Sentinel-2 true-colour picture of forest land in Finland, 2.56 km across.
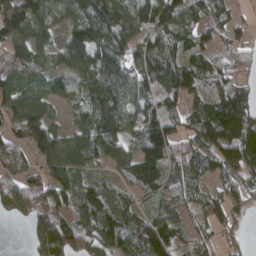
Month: March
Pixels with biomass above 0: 84%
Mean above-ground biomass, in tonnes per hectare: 87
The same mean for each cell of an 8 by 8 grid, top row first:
102 94 98 104 87 85 87 23
83 54 121 109 89 78 59 43
79 55 91 127 93 147 85 49
82 50 51 141 89 59 83 134
81 141 86 110 113 91 96 187
87 104 74 37 121 72 41 105
90 123 114 97 36 62 80 46
0 144 103 129 103 73 54 31
